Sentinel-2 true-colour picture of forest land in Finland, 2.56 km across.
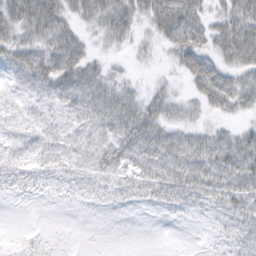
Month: March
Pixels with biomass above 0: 80%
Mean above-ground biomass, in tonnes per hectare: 37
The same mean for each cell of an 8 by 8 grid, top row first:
42 57 33 52 39 78 38 71
40 44 37 16 12 46 50 100
23 45 58 34 7 15 90 56
20 19 45 61 56 32 31 39
23 33 32 49 65 52 57 68
26 24 26 38 47 58 60 74
5 4 9 16 14 24 25 52
7 12 4 4 1 2 7 39
